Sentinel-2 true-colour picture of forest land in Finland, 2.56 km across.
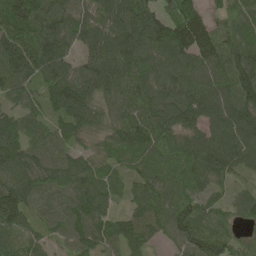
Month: May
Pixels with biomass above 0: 94%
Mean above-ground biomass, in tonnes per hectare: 99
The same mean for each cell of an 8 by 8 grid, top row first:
143 135 94 129 116 159 66 68
142 131 67 119 122 143 134 113
107 102 111 124 120 99 114 147
54 60 123 69 113 118 106 120
107 91 50 78 118 97 118 124
109 107 115 58 78 92 109 48
150 72 102 51 104 93 39 72
100 49 81 80 80 88 85 53
